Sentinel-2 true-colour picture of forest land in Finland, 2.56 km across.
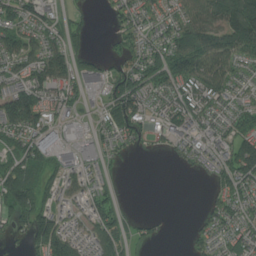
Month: July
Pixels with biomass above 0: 71%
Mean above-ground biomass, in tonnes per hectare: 67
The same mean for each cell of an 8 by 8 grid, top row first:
79 63 21 28 53 63 106 169
74 80 33 15 60 118 132 116
61 115 69 64 82 98 114 45
159 64 32 73 71 101 73 53
60 82 81 36 27 52 57 110
114 64 66 21 0 3 32 113
120 74 49 60 0 0 34 59
28 144 70 90 22 1 44 78
